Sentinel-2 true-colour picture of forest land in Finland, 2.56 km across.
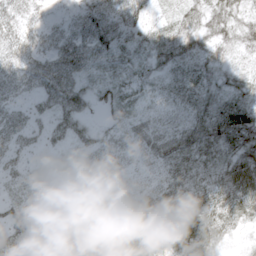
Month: May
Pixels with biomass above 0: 92%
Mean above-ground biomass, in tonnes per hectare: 41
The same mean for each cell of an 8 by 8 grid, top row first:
52 18 32 48 39 33 51 40
61 37 50 44 37 50 42 37
54 58 36 35 29 40 37 31
37 39 46 41 29 29 49 60
36 21 24 33 45 66 61 60
20 12 50 27 20 49 42 65
27 21 28 12 49 64 69 55
37 29 52 74 59 38 62 15
